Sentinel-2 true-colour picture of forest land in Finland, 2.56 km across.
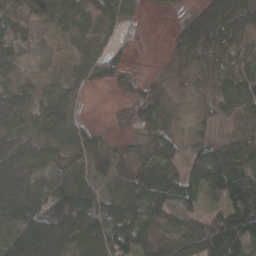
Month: March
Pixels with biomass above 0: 79%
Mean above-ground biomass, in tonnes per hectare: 44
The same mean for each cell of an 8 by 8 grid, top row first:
45 40 32 22 4 7 76 85
39 6 12 10 1 34 82 39
41 18 10 8 6 9 16 28
53 48 10 0 22 10 18 20
67 47 41 13 23 29 45 38
90 46 39 32 67 59 82 76
84 62 77 58 86 55 34 103
81 140 49 67 54 58 105 78
